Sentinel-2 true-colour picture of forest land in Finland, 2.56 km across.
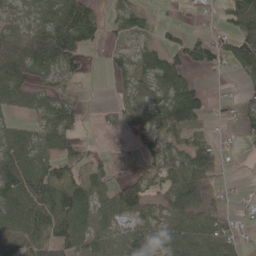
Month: May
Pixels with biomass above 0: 68%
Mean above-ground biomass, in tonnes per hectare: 54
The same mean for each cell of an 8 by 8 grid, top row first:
30 62 97 26 29 3 5 87
76 132 92 15 34 48 61 85
92 43 18 20 56 80 5 20
32 54 34 22 69 129 35 26
82 37 33 2 25 70 52 8
101 78 40 26 38 73 91 3
75 88 82 44 52 97 118 9
67 62 63 46 43 73 95 37
